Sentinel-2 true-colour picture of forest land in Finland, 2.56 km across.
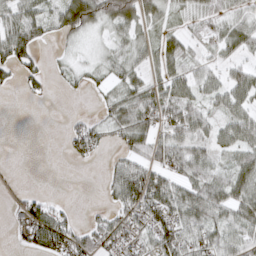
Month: March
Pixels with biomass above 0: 66%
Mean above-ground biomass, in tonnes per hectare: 42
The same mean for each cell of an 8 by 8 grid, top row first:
53 41 96 84 57 26 46 37
78 8 14 24 26 41 30 44
28 23 21 27 45 51 40 49
0 0 7 44 70 65 33 43
0 0 52 23 56 71 45 50
2 0 0 39 80 53 52 57
25 41 5 33 81 79 76 59
23 81 56 55 46 77 57 53
